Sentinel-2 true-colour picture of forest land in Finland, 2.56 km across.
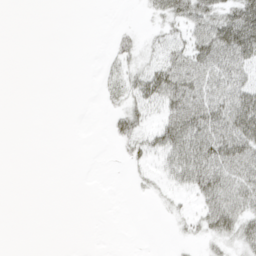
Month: April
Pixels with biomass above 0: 38%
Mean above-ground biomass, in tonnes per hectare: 23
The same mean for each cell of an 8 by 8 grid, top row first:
0 0 0 0 6 37 54 72
0 0 0 13 16 37 70 84
0 0 0 21 41 68 61 50
0 0 0 15 31 62 69 79
0 0 0 6 31 66 79 76
0 0 0 0 8 40 71 55
0 0 0 0 0 7 47 49
0 0 0 0 0 4 22 38
